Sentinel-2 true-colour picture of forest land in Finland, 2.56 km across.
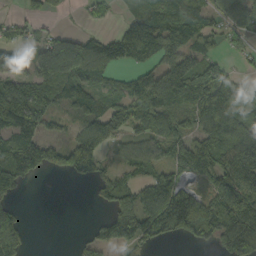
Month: September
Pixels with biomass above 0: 68%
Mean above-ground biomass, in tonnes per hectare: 92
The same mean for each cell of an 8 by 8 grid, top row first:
20 40 7 10 74 159 86 128
39 71 82 25 145 119 60 46
87 115 123 56 97 165 157 61
168 84 58 101 115 100 168 110
119 91 125 57 86 104 134 156
125 38 83 58 63 83 101 159
46 0 0 97 137 198 107 158
118 0 23 106 93 55 75 224
